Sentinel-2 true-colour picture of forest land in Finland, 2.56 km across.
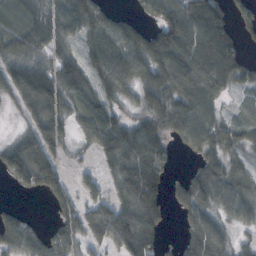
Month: October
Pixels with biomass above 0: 78%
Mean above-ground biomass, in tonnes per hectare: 76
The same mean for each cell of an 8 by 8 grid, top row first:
65 76 84 50 36 115 119 41
47 66 48 110 122 133 115 47
96 97 89 109 93 111 108 55
27 113 68 64 76 96 63 19
70 101 32 112 132 35 68 60
83 100 25 54 167 20 83 62
23 19 65 91 136 36 75 64
101 66 66 100 105 18 108 29
